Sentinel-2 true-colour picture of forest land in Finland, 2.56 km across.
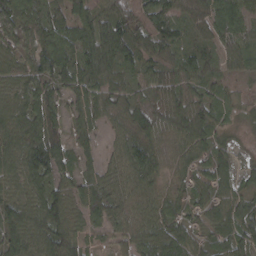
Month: March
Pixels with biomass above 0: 91%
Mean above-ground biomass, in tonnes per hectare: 60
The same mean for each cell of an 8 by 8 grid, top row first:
80 60 48 49 76 47 55 58
49 82 68 85 58 45 36 49
58 67 74 57 40 55 48 18
71 78 52 47 64 85 78 40
73 107 39 28 84 49 61 13
64 66 56 48 77 44 64 45
65 89 68 70 55 52 56 67
62 82 60 30 69 86 40 65
